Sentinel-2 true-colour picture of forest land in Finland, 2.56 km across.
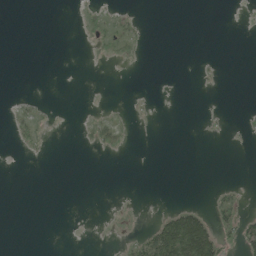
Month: June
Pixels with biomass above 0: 10%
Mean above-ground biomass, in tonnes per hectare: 7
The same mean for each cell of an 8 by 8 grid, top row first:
0 0 4 10 2 0 0 1
0 0 1 12 5 0 0 0
0 0 0 0 0 0 2 0
6 2 1 2 1 0 2 2
7 3 2 12 0 0 0 2
0 0 0 0 0 0 0 0
0 0 0 0 0 21 17 21
0 0 0 1 28 150 108 44
